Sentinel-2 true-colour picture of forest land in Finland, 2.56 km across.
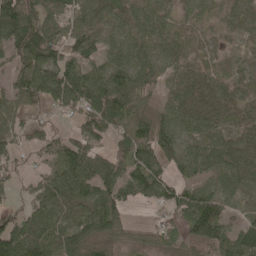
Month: May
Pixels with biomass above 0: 84%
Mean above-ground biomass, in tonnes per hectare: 67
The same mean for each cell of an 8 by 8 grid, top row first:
113 74 50 92 74 42 51 55
92 99 71 55 75 69 14 26
63 108 114 88 73 66 53 60
52 31 78 134 48 79 78 83
36 55 80 52 80 74 67 74
24 54 104 78 84 44 52 67
35 81 65 73 16 58 101 11
110 87 78 48 25 31 92 89
